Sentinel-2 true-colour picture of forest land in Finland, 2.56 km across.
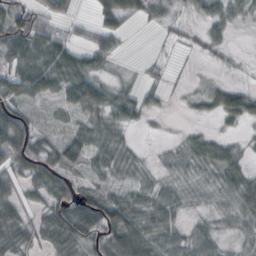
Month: October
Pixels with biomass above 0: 77%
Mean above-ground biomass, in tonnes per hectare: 36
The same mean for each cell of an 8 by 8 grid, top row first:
74 39 12 35 24 14 32 27
74 70 37 38 0 9 21 2
68 65 64 20 14 6 9 6
54 15 38 44 29 2 17 55
70 34 56 40 3 15 40 15
30 61 25 31 20 22 22 50
30 50 77 75 50 36 19 53
46 41 71 66 63 37 37 21
